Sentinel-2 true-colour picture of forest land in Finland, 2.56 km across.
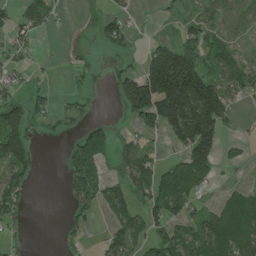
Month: June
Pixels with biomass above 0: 49%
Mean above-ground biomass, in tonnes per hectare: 66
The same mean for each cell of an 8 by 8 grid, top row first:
42 51 12 44 2 21 32 55
40 1 23 41 37 122 68 33
26 9 21 33 179 323 133 73
75 44 41 1 162 249 202 19
113 5 73 61 42 62 162 31
88 0 114 58 77 123 58 1
67 0 60 58 66 83 35 98
15 0 21 54 58 88 96 114
